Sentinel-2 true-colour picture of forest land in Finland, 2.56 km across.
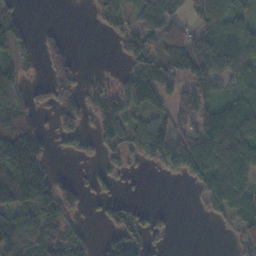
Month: November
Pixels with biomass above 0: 61%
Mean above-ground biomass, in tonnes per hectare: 79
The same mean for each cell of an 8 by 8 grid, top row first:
58 0 0 45 76 74 109 54
93 77 1 11 101 151 114 108
74 95 65 25 69 75 118 60
151 45 124 39 34 63 95 100
312 64 62 63 70 126 163 115
277 119 15 57 8 44 103 88
153 136 63 60 25 6 34 88
109 95 55 71 67 3 0 77
